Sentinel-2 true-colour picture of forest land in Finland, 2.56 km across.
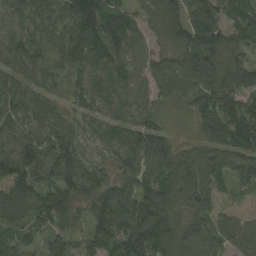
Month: August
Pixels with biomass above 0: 95%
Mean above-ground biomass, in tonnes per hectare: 105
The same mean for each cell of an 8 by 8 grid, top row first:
68 87 159 120 75 98 121 130
84 76 125 142 88 115 155 81
80 65 68 101 91 156 130 110
83 86 60 58 95 26 128 154
83 97 72 75 131 71 101 138
158 88 163 72 121 145 130 82
170 139 70 159 158 112 83 30
65 59 50 141 203 136 104 100
